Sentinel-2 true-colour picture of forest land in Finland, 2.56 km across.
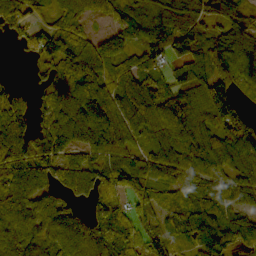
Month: October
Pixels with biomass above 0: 86%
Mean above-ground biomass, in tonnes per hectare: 89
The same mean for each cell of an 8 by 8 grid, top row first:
86 37 50 45 112 137 78 75
28 100 85 83 69 90 106 83
11 51 131 90 108 94 142 78
79 66 162 131 117 129 134 98
112 131 99 110 54 86 98 128
103 83 97 98 89 69 78 54
90 80 36 102 61 97 101 64
87 91 120 102 77 50 86 77
